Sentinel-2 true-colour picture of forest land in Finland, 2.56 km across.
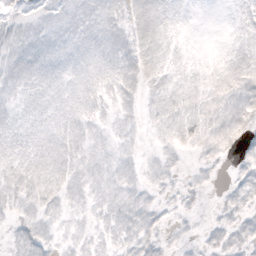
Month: October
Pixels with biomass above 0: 80%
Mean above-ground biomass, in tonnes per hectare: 8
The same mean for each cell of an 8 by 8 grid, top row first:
6 6 9 8 10 5 0 5
9 9 8 10 11 5 2 8
9 8 7 9 9 8 9 12
7 7 9 6 6 11 11 12
8 8 9 7 3 10 11 10
13 11 9 9 6 5 4 6
9 8 6 10 10 5 2 9
7 8 6 7 11 3 6 10
